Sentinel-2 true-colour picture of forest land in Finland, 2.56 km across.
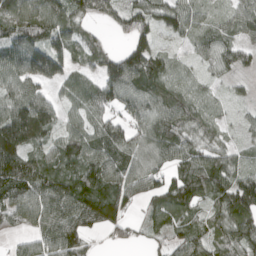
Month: April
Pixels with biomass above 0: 87%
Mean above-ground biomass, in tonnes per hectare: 79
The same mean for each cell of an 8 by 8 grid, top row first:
110 106 62 51 85 97 60 87
122 113 66 25 91 22 62 63
91 79 56 121 106 60 31 26
111 86 62 71 89 96 51 17
140 61 99 103 81 89 69 34
144 92 106 98 106 80 117 84
86 100 109 106 33 91 60 112
29 87 86 33 28 47 71 104
